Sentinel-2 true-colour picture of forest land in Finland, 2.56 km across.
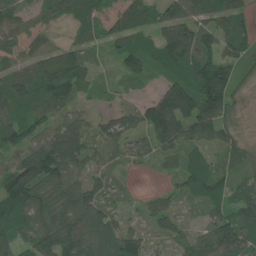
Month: June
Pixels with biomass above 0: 90%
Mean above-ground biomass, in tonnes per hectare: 92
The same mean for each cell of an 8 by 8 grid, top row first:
74 56 72 68 101 105 97 98
68 61 64 55 80 183 108 97
105 130 116 26 51 96 199 66
88 84 54 54 81 203 193 40
90 120 109 99 66 114 93 75
134 153 78 51 7 55 120 54
121 127 131 49 38 50 69 87
69 150 131 101 65 62 107 122
